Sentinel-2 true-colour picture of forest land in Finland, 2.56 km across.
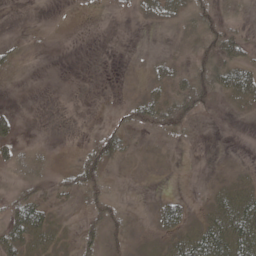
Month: May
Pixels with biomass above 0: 30%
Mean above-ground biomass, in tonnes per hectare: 13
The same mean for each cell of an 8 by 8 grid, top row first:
0 1 1 5 6 11 17 8
6 2 0 0 0 1 20 33
0 0 0 0 7 16 31 55
10 0 0 4 20 31 6 3
20 1 6 35 1 2 0 0
8 10 33 4 0 0 0 4
42 21 8 21 0 35 14 54
31 19 25 11 0 26 68 67
